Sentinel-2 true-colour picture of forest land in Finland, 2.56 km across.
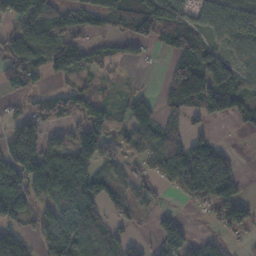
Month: November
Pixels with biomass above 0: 67%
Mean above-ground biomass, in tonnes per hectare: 73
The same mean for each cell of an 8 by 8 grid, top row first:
105 131 78 99 94 81 58 92
97 92 71 35 31 78 61 52
92 28 35 17 2 80 130 62
25 70 83 54 55 60 102 82
113 76 121 46 61 89 84 1
108 137 147 57 50 121 152 38
98 72 127 51 36 17 43 94
109 66 80 67 26 108 37 15
